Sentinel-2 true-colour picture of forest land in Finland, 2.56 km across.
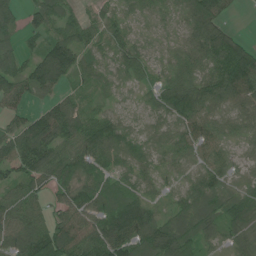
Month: June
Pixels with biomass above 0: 90%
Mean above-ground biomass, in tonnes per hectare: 63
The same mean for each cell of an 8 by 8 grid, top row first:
53 78 28 29 44 47 107 6
44 82 80 43 53 45 93 79
72 115 37 23 36 61 72 114
37 69 57 35 33 75 66 64
84 96 91 80 39 48 54 26
57 74 80 51 38 21 52 22
71 43 85 87 59 40 73 81
70 124 103 100 86 121 50 46
